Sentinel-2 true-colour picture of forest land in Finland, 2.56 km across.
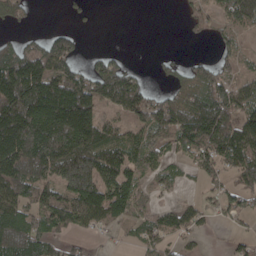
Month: April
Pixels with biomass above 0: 67%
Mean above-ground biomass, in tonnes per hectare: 114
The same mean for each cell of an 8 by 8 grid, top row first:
65 0 17 0 0 5 68 163
103 156 37 14 0 3 6 60
275 209 153 200 40 55 152 91
257 241 262 88 146 169 209 146
261 248 215 128 145 98 191 175
210 135 249 158 84 50 56 115
149 148 170 166 71 59 50 51
195 107 35 17 63 63 9 38
